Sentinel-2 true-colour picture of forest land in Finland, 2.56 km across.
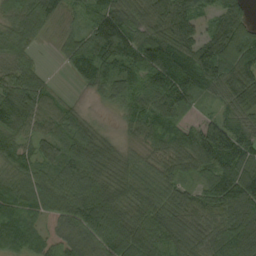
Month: September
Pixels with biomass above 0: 93%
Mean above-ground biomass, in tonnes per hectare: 83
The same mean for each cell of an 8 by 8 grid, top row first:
72 65 31 106 81 110 43 74
63 6 85 114 114 132 124 159
74 26 51 90 93 155 113 113
113 66 34 20 90 88 24 79
75 57 86 46 49 99 146 92
65 68 98 79 77 65 75 123
87 61 109 105 84 93 81 113
106 49 69 100 98 84 82 107
